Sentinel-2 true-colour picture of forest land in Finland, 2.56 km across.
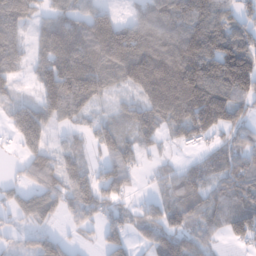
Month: January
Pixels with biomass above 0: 79%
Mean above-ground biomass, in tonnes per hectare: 102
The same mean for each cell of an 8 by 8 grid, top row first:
98 65 100 75 90 122 147 105
85 126 187 219 211 182 165 176
49 128 192 86 226 252 167 198
74 104 78 36 87 133 188 88
52 68 29 99 58 45 55 82
27 126 89 108 21 67 91 145
68 84 92 76 59 74 91 127
33 61 19 74 55 106 67 64
